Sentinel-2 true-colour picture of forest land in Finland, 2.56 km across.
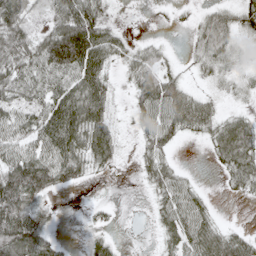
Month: May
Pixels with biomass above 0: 71%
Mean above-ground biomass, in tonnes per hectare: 47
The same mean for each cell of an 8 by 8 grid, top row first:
85 41 96 28 5 6 35 47
73 91 148 55 30 6 51 30
64 65 78 28 61 42 19 25
63 78 94 41 48 73 42 22
58 74 74 66 32 23 23 78
103 88 37 10 22 38 1 48
97 25 1 8 4 60 26 1
105 50 3 26 3 50 61 43
